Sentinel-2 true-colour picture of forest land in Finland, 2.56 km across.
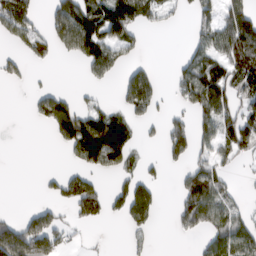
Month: March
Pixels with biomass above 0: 44%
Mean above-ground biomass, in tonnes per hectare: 53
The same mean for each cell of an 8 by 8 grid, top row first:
89 39 136 116 79 16 40 91
20 41 93 80 15 2 66 95
23 2 8 25 74 35 109 69
0 79 79 55 41 24 76 65
0 7 145 140 18 64 45 81
0 15 66 30 38 13 76 9
3 47 81 39 105 39 94 35
172 104 6 2 14 6 48 73
